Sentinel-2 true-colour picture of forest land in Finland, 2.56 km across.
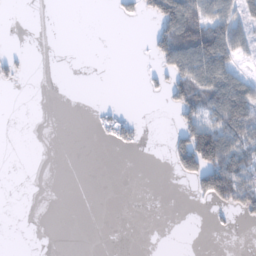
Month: January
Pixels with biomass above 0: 24%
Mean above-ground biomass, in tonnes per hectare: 27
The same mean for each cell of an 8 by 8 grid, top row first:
0 0 0 6 30 135 85 69
3 0 0 0 3 129 140 60
16 0 0 0 8 62 101 59
0 0 0 13 0 38 73 100
0 0 0 15 5 43 155 79
0 0 0 0 0 14 101 102
0 0 0 0 0 0 12 47
0 0 0 0 0 0 0 0
